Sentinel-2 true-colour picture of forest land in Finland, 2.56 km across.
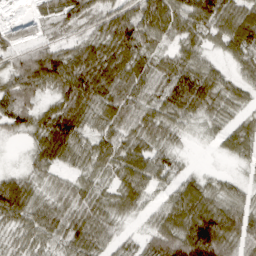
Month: March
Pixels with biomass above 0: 87%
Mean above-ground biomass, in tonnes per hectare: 63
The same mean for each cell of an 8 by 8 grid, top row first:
20 48 71 77 101 82 79 81
48 45 69 95 76 47 33 75
71 93 124 106 79 91 62 39
88 64 99 78 64 67 49 39
5 109 64 61 61 28 8 56
40 36 40 46 82 38 22 16
90 60 65 54 39 76 81 64
33 48 76 44 40 98 131 69
